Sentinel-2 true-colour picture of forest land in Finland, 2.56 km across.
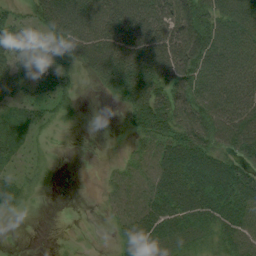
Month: August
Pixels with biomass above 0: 76%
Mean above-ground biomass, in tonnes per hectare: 49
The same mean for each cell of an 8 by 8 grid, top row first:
42 66 76 69 76 75 71 84
102 62 63 75 75 76 90 76
67 67 24 55 75 72 79 68
24 32 9 3 78 71 72 72
28 8 2 2 34 62 62 75
19 10 0 20 53 62 77 63
20 0 0 32 66 63 64 67
1 0 2 12 70 54 28 54
